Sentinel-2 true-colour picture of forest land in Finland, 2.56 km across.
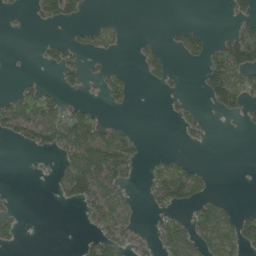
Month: June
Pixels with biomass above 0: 32%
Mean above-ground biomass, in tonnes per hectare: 29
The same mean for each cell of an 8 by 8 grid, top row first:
7 39 21 3 0 0 0 31
0 20 23 19 16 19 40 113
6 4 19 32 12 9 62 65
70 58 35 7 0 12 9 32
20 50 93 97 12 2 5 0
0 4 96 71 10 78 18 0
10 0 25 63 9 38 47 14
20 0 13 54 12 72 55 63
